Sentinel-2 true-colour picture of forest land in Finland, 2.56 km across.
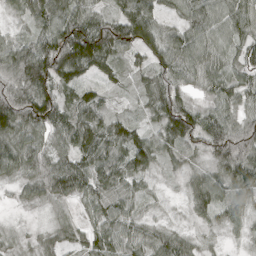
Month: April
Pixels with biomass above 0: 92%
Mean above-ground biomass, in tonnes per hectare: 67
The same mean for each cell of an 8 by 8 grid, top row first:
29 90 89 60 122 41 78 75
78 128 178 98 86 74 63 57
126 143 67 32 37 71 43 49
137 123 84 37 31 127 55 48
80 69 83 78 77 68 73 115
44 94 89 73 53 18 52 79
10 24 22 57 21 11 67 50
17 32 39 76 55 52 13 14
